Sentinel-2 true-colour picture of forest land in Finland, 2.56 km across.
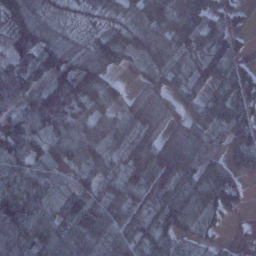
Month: January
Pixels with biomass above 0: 87%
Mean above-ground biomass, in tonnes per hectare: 81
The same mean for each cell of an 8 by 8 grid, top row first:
83 48 25 39 91 109 101 43
75 93 56 95 96 94 81 40
116 82 133 46 68 73 80 102
74 135 87 52 113 71 96 97
87 66 122 51 90 113 89 78
80 46 46 58 91 127 108 50
120 74 90 107 93 112 78 46
104 93 88 110 102 58 20 16
